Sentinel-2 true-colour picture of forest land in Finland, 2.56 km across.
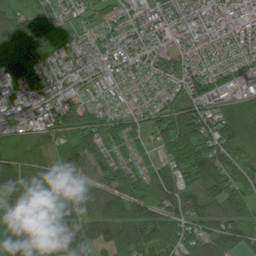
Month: July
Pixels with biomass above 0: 90%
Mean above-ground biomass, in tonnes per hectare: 80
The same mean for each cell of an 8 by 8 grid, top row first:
70 65 47 55 71 80 85 93
113 64 73 83 75 61 60 74
88 64 53 53 50 80 98 84
46 60 132 48 46 102 96 65
85 74 108 57 33 107 106 89
117 87 88 85 57 86 110 87
69 58 86 96 85 114 91 90
84 76 101 96 95 77 94 64
